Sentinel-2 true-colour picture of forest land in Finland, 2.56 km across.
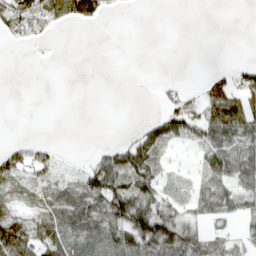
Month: April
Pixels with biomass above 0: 47%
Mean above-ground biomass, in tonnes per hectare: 33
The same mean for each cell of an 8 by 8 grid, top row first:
50 69 73 7 0 0 0 0
6 4 0 0 0 0 0 0
0 0 0 0 0 7 20 24
0 0 0 0 0 50 52 74
13 11 0 15 70 31 52 66
41 29 37 94 77 12 46 69
33 50 81 87 93 36 45 42
92 62 67 70 104 98 50 23
